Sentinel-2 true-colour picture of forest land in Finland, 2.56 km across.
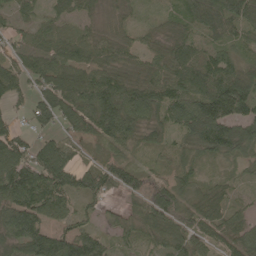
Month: May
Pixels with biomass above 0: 89%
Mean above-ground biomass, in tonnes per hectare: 73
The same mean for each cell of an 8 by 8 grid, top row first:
34 35 45 30 21 45 111 115
45 64 77 66 46 65 61 47
72 70 81 85 78 93 100 103
25 76 97 145 102 85 149 94
89 63 35 54 44 36 102 95
150 116 77 75 43 60 31 22
140 107 51 19 76 90 88 37
101 105 107 46 56 86 58 76
